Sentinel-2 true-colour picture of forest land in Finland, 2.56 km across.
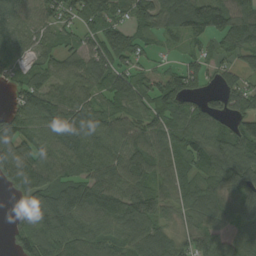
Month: August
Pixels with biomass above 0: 87%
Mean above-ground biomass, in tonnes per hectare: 79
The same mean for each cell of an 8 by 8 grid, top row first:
77 65 82 55 61 100 111 100
43 43 58 112 36 13 30 85
49 82 83 93 49 76 38 58
67 122 98 67 76 81 81 78
112 82 111 88 98 74 108 103
105 107 74 97 68 66 67 110
30 122 111 107 105 51 75 101
43 99 91 73 109 63 58 102
